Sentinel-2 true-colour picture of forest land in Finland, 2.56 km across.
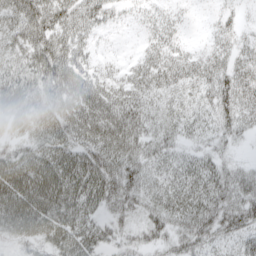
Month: April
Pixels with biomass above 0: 91%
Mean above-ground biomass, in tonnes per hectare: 37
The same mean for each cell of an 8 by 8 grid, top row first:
62 64 48 19 18 15 7 13
41 68 34 6 18 27 21 27
40 59 53 30 41 36 42 50
48 49 64 55 41 29 31 50
28 39 43 51 39 25 21 11
44 38 43 52 41 36 43 32
44 40 35 30 31 44 49 48
28 36 36 26 24 31 34 33
